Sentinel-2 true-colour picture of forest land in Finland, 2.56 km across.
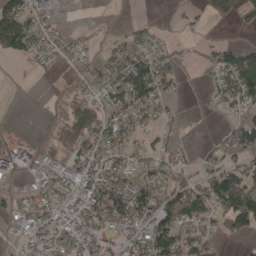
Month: April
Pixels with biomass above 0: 60%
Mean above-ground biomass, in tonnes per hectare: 60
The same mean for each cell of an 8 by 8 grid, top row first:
158 45 1 2 6 6 23 35
116 56 29 39 70 21 25 55
2 6 37 92 138 59 24 107
1 12 92 76 79 13 10 45
27 27 89 80 42 14 24 85
16 50 96 114 71 67 77 99
39 75 103 135 112 123 90 136
32 98 102 50 104 125 46 24
